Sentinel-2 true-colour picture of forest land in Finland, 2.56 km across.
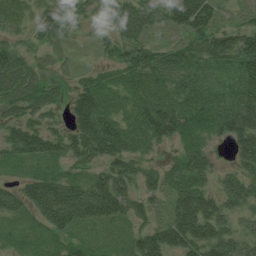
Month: July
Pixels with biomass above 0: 91%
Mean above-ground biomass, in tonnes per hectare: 69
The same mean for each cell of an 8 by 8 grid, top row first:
22 60 52 60 83 94 92 28
43 28 13 47 61 47 71 101
83 36 39 49 70 74 60 93
53 53 99 65 89 94 88 125
87 81 91 111 59 51 59 93
31 64 41 93 58 56 59 78
59 117 113 99 49 85 99 73
24 39 38 24 82 111 117 77
